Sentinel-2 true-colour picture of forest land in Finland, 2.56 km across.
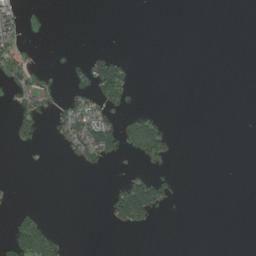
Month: July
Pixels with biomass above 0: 14%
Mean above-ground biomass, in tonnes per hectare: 17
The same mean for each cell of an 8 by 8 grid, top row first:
36 2 0 0 0 0 0 0
34 0 0 4 0 0 0 0
35 12 12 106 0 0 0 0
36 25 62 41 21 0 0 0
20 3 69 69 112 13 0 0
0 0 1 3 41 10 0 0
14 1 0 53 127 4 0 0
54 57 0 0 0 0 0 0
